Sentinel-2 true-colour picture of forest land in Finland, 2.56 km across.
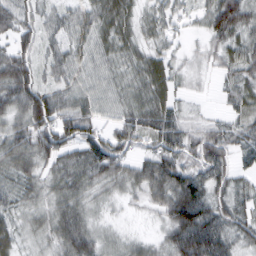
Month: February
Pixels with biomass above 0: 91%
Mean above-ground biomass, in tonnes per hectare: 49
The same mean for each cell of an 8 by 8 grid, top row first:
59 29 38 65 34 32 51 75
51 31 41 50 39 19 31 50
88 32 39 37 59 33 9 41
57 91 62 30 64 38 10 32
58 69 65 57 44 72 74 44
45 44 67 56 58 77 61 34
39 45 54 18 23 89 67 44
39 39 75 28 25 67 87 45
